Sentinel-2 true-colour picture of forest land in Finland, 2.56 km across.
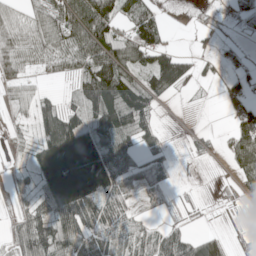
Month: May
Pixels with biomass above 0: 69%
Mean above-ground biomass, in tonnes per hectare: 56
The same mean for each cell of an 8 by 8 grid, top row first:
35 56 106 70 65 9 13 40
57 61 95 107 104 21 8 17
44 12 67 128 46 92 9 31
16 57 60 116 69 1 0 32
10 104 185 94 36 4 16 74
14 119 261 142 54 11 2 37
11 57 117 67 16 15 5 11
49 93 79 63 53 64 50 12
